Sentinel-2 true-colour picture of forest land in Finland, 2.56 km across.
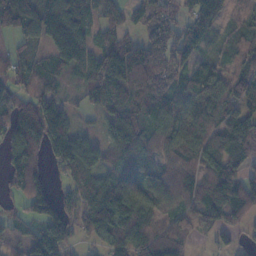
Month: November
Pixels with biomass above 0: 84%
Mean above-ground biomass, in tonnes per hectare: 75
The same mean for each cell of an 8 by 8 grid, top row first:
93 130 96 50 59 56 108 44
31 57 107 83 90 89 44 63
63 64 42 104 94 77 75 83
66 108 24 59 63 80 100 97
98 118 92 56 89 104 88 111
63 29 63 73 95 91 92 72
21 27 71 153 96 71 101 88
37 30 34 93 101 98 19 22
